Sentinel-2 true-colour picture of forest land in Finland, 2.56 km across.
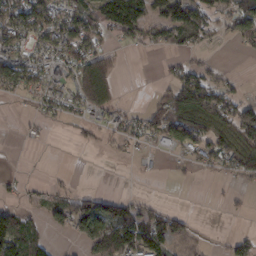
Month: February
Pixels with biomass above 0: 50%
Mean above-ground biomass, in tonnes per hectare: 47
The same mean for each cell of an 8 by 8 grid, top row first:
89 74 59 92 69 88 48 65
66 57 77 25 26 47 23 25
76 66 105 61 0 52 53 12
5 33 38 40 31 102 121 91
3 6 14 16 24 66 72 85
9 5 1 0 9 9 10 48
32 40 68 67 42 16 3 10
108 34 27 157 115 59 4 39
